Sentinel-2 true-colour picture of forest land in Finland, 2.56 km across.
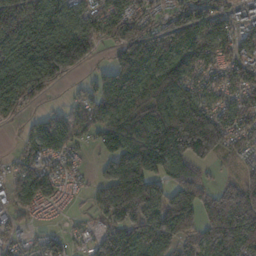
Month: November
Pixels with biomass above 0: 86%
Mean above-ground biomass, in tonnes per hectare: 125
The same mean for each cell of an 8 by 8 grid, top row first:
161 150 97 120 94 133 161 85
186 234 211 82 196 148 123 102
175 159 31 105 133 157 91 98
69 42 80 130 158 177 146 88
30 121 50 123 202 202 256 67
72 114 31 172 208 118 41 57
76 54 14 173 212 216 107 203
65 77 25 149 145 135 168 165
